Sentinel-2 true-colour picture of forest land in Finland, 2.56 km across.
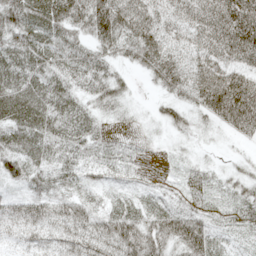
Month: May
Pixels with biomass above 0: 91%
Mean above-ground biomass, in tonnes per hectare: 54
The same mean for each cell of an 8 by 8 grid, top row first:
64 72 68 118 94 54 81 120
71 59 49 70 111 67 91 124
66 58 49 56 17 83 109 87
65 65 50 34 9 38 60 104
57 56 49 34 15 12 7 11
47 38 28 28 20 16 25 32
30 37 41 35 37 40 37 46
13 24 54 81 79 68 57 23
